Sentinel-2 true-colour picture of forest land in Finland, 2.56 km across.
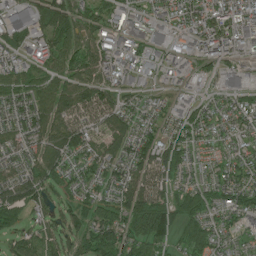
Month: July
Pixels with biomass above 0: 86%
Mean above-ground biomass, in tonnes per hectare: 68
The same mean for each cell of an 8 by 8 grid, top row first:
64 88 80 52 47 61 75 90
54 71 90 59 46 35 68 53
68 82 93 47 26 25 31 53
66 113 121 100 47 33 56 66
66 108 83 78 69 73 38 49
82 92 56 63 105 58 38 66
96 54 63 83 123 83 65 67
58 66 72 82 104 49 74 32
